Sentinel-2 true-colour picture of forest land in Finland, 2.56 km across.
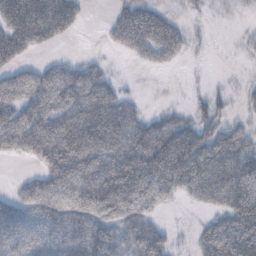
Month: October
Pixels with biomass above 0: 70%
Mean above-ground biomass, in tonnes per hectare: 62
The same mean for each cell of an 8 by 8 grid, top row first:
105 95 30 25 73 19 8 6
73 22 1 17 59 48 5 5
61 78 72 27 1 1 4 4
81 101 85 94 26 24 31 10
88 130 128 88 94 117 85 64
9 85 116 109 115 111 104 96
68 86 92 98 76 6 29 91
70 73 96 64 80 13 79 118
